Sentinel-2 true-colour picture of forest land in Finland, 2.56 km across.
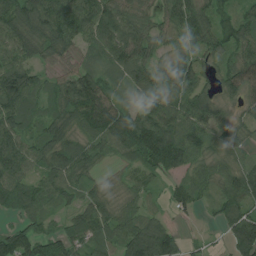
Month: July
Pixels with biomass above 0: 90%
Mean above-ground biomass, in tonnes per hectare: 81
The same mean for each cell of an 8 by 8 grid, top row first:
111 133 115 115 64 79 87 60
93 87 69 92 79 49 76 84
121 42 132 56 83 82 41 106
96 49 117 115 84 80 89 38
86 89 81 82 140 120 78 62
84 74 69 21 62 46 67 106
73 48 62 65 46 38 22 101
115 77 79 74 157 73 18 141
